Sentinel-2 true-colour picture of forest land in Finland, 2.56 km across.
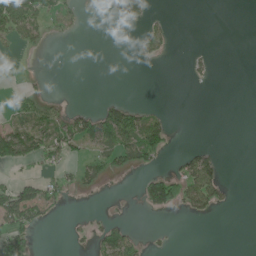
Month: June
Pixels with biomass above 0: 25%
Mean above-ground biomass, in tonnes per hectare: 24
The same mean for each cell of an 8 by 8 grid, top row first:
122 50 17 17 36 1 0 0
15 6 0 0 23 3 2 0
2 5 0 0 0 0 9 0
38 39 30 54 30 1 0 0
107 75 43 62 113 4 9 0
14 19 28 21 25 42 87 6
94 49 1 3 22 40 42 1
59 0 8 65 16 2 0 0
